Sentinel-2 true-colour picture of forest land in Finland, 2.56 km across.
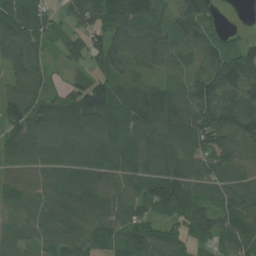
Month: July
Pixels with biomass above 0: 92%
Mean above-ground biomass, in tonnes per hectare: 75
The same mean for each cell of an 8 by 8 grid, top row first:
103 48 78 127 89 74 79 25
94 35 55 124 88 60 69 57
61 36 44 85 42 32 76 128
83 70 130 121 100 90 104 119
80 80 73 65 69 87 80 84
71 66 67 63 66 76 55 62
53 78 99 87 54 78 57 88
61 67 88 55 71 58 43 79
